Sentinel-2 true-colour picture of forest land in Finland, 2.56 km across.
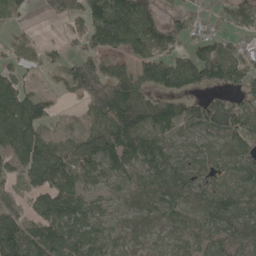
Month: May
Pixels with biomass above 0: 82%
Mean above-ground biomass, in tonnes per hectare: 91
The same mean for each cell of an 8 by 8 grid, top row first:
29 35 94 181 109 74 48 112
53 29 55 88 112 69 88 66
71 13 125 156 94 121 97 74
172 60 39 177 125 85 115 78
134 89 90 130 126 70 68 97
42 146 89 86 90 119 89 103
64 122 101 49 80 96 97 103
168 136 106 48 53 57 79 79
